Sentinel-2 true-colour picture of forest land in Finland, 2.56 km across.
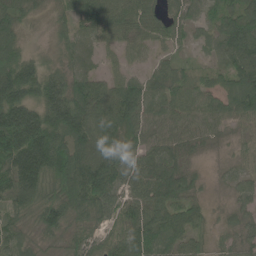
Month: June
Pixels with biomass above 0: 91%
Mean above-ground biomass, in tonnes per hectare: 78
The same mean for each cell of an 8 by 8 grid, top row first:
77 33 69 86 59 52 42 110
84 29 40 30 38 29 33 131
159 107 65 48 56 58 41 97
191 139 146 122 96 66 64 78
179 168 120 106 71 58 26 27
131 117 142 108 82 90 13 32
72 104 107 71 94 76 28 36
66 44 56 54 101 75 30 39
